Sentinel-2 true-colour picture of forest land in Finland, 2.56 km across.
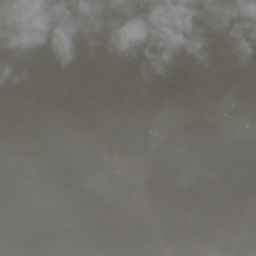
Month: October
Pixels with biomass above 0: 79%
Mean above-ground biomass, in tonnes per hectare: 73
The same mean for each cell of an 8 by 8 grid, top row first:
87 73 50 90 85 94 101 143
59 77 77 63 103 47 46 80
72 93 46 67 92 118 59 67
56 51 98 55 87 41 52 53
88 102 96 121 112 18 0 14
94 131 82 74 16 22 42 1
83 107 105 72 79 7 32 82
101 96 88 114 78 23 67 139
